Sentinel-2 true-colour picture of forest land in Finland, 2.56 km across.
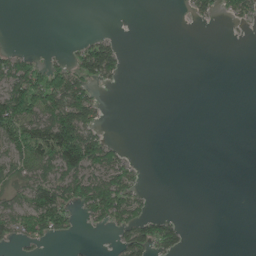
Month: June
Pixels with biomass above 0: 32%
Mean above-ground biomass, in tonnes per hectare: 36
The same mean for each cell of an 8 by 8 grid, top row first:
0 0 0 0 0 0 27 48
11 2 38 56 0 0 0 0
102 99 81 34 0 0 0 0
146 95 125 1 0 0 0 0
92 121 191 39 0 0 0 0
65 66 94 83 10 0 0 0
74 152 58 118 37 0 0 0
42 29 6 12 98 59 0 0
